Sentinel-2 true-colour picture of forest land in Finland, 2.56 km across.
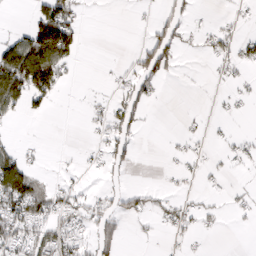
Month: March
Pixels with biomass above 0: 31%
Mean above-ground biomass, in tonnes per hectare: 29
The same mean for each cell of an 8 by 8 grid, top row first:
1 102 27 0 2 35 3 7
80 185 43 0 47 45 21 31
129 121 3 7 60 4 3 11
33 20 2 36 24 0 3 7
14 2 3 44 3 7 11 14
118 9 7 12 0 10 8 7
79 59 31 31 35 30 14 13
58 58 35 50 5 9 6 0
